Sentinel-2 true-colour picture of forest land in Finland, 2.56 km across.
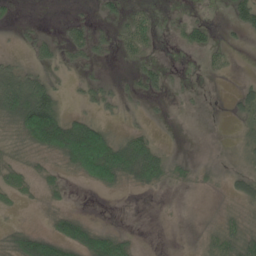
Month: May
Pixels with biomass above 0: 42%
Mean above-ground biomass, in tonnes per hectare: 29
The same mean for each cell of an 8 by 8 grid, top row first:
7 0 7 16 23 4 4 42
6 20 30 17 25 6 24 6
67 33 11 9 23 3 3 7
82 141 16 9 6 1 1 21
20 105 182 91 58 2 0 15
38 23 41 89 73 24 8 26
11 17 5 0 0 0 0 15
43 74 87 72 2 0 22 51
